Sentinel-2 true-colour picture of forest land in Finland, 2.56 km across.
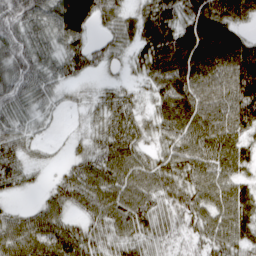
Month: March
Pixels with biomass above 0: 90%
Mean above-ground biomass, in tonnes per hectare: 56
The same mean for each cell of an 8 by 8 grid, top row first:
74 81 92 45 53 65 89 58
64 49 49 37 57 92 95 70
77 53 23 13 38 87 76 93
63 23 14 58 31 93 75 80
49 11 17 65 37 60 74 53
47 9 56 72 63 56 63 44
19 50 34 70 56 46 64 72
80 82 63 45 47 31 51 56
